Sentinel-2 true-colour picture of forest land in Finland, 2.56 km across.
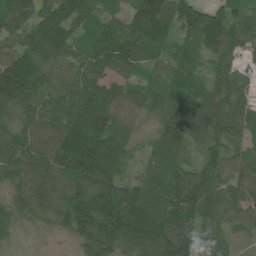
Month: June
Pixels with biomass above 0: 96%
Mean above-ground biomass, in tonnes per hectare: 111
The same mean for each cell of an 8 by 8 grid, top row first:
123 118 128 66 184 123 140 75
92 154 86 145 113 77 101 67
223 109 107 102 75 100 68 65
107 96 142 107 71 104 105 96
133 123 211 132 35 81 82 74
119 127 157 126 65 109 114 91
93 104 168 191 163 146 124 105
38 12 102 165 141 187 101 31
